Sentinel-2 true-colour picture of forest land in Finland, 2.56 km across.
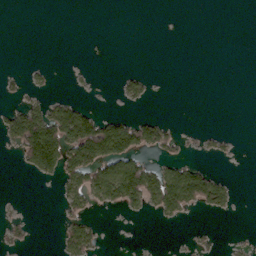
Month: March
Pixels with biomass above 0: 21%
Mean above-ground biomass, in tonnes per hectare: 30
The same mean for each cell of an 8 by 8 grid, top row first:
0 0 0 0 0 0 0 0
0 0 0 0 0 0 0 0
8 13 5 3 37 0 0 0
59 101 93 16 11 0 0 0
58 196 162 179 93 28 15 3
2 43 86 124 101 97 65 1
1 0 34 26 36 66 47 4
12 0 88 0 0 1 4 2
